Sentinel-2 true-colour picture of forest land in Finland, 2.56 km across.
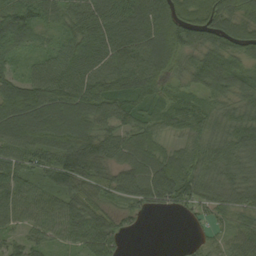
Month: September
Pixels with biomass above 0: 91%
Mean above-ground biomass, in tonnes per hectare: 77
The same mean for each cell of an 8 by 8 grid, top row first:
98 57 78 100 118 107 108 80
52 40 91 90 106 83 79 68
57 113 101 86 88 43 85 69
112 110 114 87 63 70 57 62
87 93 127 94 71 32 75 78
98 81 123 70 93 118 70 68
91 86 92 42 49 51 48 54
51 60 74 72 0 3 23 54
